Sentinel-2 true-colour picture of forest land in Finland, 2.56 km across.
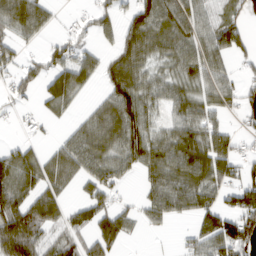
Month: March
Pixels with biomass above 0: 66%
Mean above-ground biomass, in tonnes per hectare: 60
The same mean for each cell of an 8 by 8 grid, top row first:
89 43 14 40 80 84 45 39
39 33 40 32 77 69 66 59
46 69 72 69 59 55 58 37
15 29 19 80 79 48 54 40
24 17 69 73 86 89 87 27
84 65 50 60 39 80 88 60
113 87 48 61 39 59 67 95
186 72 55 94 5 9 79 122
